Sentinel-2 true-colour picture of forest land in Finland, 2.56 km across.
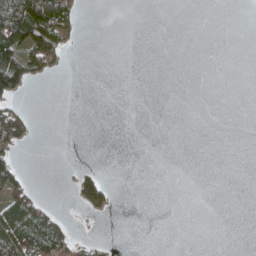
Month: May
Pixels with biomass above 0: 15%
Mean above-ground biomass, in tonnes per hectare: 22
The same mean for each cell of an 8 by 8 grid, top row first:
182 206 30 0 0 0 0 0
107 122 3 0 0 0 0 0
106 11 0 0 0 0 0 0
61 0 0 0 0 0 0 0
42 0 0 0 0 0 0 0
65 0 44 3 0 0 0 0
100 28 30 33 0 0 0 0
97 99 17 4 0 0 0 0
